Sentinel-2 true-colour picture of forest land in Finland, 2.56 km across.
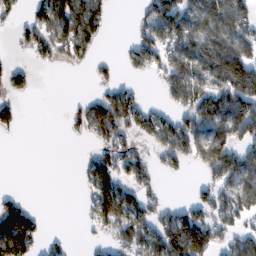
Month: February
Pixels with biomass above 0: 53%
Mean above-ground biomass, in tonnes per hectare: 69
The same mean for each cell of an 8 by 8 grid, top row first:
23 108 149 26 47 101 108 96
19 76 86 0 92 96 103 118
42 0 0 29 15 109 107 177
33 0 43 127 67 59 129 125
0 0 6 82 30 101 144 83
0 0 27 94 59 16 50 113
94 1 13 157 82 47 85 85
211 25 4 50 107 177 119 70
